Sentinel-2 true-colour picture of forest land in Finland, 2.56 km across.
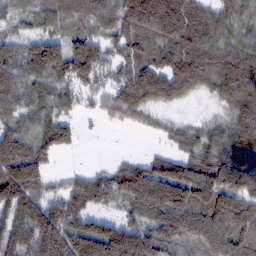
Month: February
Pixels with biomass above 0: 86%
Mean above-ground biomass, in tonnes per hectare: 99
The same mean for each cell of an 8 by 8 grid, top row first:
41 72 76 83 188 172 91 85
74 126 120 73 76 114 113 87
114 93 111 70 114 132 80 145
75 77 38 61 62 19 13 89
134 118 32 1 4 43 79 112
152 70 41 86 124 145 125 122
133 125 117 38 117 187 138 127
103 170 151 179 149 99 119 118
